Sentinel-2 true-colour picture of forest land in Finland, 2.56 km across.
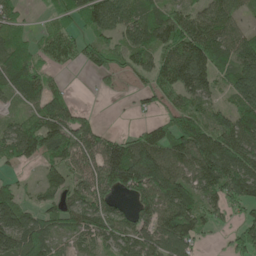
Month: May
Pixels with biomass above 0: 75%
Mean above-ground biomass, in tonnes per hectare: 81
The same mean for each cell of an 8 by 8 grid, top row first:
42 30 79 140 86 76 86 48
73 63 59 60 100 103 115 118
93 46 1 24 37 114 85 137
27 104 39 1 25 68 63 107
104 108 122 100 102 112 119 112
18 50 85 163 147 98 113 127
107 55 104 75 74 128 60 54
111 92 47 64 84 134 16 70
